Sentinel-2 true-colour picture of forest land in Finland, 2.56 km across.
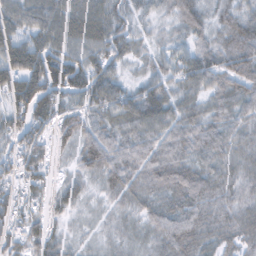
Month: February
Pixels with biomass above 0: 94%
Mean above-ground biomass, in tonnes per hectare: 56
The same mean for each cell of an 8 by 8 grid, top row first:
64 73 82 63 28 48 40 59
74 72 64 72 29 36 57 78
67 87 83 65 39 52 58 69
72 60 48 62 80 57 54 54
65 40 55 57 61 61 66 52
65 37 35 61 63 80 63 53
54 40 26 30 44 63 60 52
43 46 20 24 31 73 55 56
